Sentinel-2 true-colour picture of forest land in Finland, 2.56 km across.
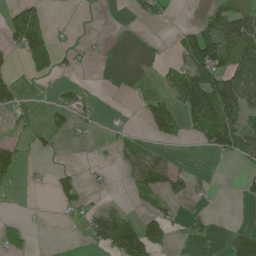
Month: May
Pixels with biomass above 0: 37%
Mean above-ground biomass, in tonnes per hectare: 45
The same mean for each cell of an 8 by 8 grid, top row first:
118 59 3 1 26 4 36 80
74 166 18 57 56 28 144 98
25 36 6 60 39 64 134 102
28 20 34 2 58 91 139 104
32 16 4 18 24 17 52 78
43 11 20 5 77 42 5 16
2 2 31 32 32 16 9 2
34 0 9 131 134 13 15 46
